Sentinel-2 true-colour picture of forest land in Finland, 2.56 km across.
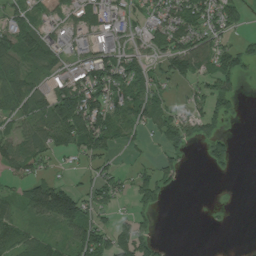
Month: July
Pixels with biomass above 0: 60%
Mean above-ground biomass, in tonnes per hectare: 56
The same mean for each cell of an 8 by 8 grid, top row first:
47 43 47 60 41 82 86 37
78 73 36 80 37 84 71 50
66 49 95 128 69 79 59 44
51 80 176 89 72 39 74 19
70 73 97 53 19 53 76 5
42 32 19 43 49 35 6 2
44 130 100 50 37 0 3 0
70 48 103 90 72 0 0 0
